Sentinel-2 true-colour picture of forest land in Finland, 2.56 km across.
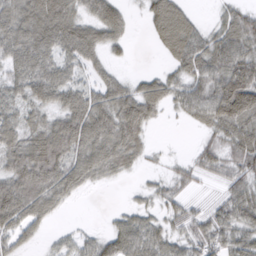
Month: March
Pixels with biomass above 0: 79%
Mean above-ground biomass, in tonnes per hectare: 49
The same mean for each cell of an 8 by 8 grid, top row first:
64 82 46 57 26 83 8 48
64 62 71 34 1 73 61 70
46 66 34 37 30 41 59 99
41 44 70 69 63 21 74 97
57 84 68 68 34 2 32 68
67 74 63 31 12 28 24 50
75 48 2 6 29 33 26 63
43 14 32 48 67 43 55 57
